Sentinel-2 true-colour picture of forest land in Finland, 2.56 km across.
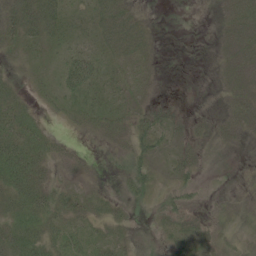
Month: June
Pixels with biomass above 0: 73%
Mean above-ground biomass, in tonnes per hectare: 21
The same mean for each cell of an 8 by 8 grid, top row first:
41 47 17 42 14 0 2 40
16 15 19 28 25 0 6 37
16 10 45 18 15 1 4 30
35 7 21 24 21 14 7 35
45 25 7 20 28 18 16 15
44 20 16 5 29 24 4 10
30 36 24 22 3 27 6 13
46 34 23 24 5 16 23 16
